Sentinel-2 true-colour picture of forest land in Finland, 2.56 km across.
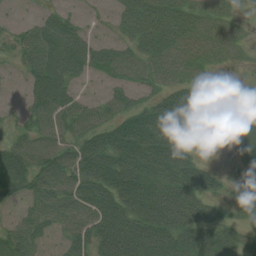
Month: July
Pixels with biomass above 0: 85%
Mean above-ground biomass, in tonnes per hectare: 53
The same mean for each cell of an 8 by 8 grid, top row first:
12 30 19 22 62 67 59 21
30 77 60 43 52 60 54 28
16 84 33 35 40 42 29 22
17 65 53 43 55 82 84 86
41 57 55 75 89 80 36 80
75 71 65 81 80 72 50 24
27 60 62 67 72 71 41 20
60 26 47 79 75 66 60 44
